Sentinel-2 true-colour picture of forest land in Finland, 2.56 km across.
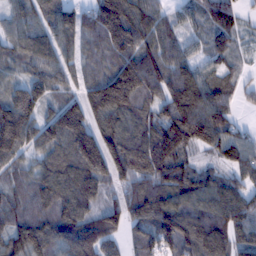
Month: February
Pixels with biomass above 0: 94%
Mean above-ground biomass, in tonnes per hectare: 110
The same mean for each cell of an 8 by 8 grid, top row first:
81 87 94 203 129 46 83 60
75 110 82 130 123 73 57 33
63 112 77 180 177 123 88 35
175 77 140 164 97 135 140 22
160 106 167 154 143 160 99 92
68 113 161 131 119 133 66 74
79 109 126 82 127 128 112 106
124 130 167 75 84 140 166 91
